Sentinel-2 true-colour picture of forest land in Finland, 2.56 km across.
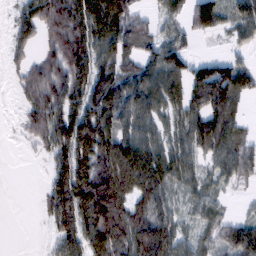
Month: February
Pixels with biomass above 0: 76%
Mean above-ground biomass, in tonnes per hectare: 82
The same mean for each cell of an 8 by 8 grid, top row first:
46 123 132 148 49 46 104 72
47 64 150 118 58 79 1 32
37 136 116 127 105 84 145 94
12 128 123 127 81 59 121 42
4 84 147 116 96 62 90 64
0 45 137 136 137 68 38 39
0 63 147 147 102 42 46 6
0 20 116 133 128 76 37 98
